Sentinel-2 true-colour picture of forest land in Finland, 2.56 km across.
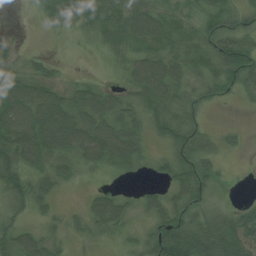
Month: July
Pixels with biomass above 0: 76%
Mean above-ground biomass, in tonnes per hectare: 45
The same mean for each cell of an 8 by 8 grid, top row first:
1 33 47 82 72 43 44 35
13 2 3 44 62 53 53 77
50 47 19 7 99 61 44 52
96 100 83 69 41 50 10 3
91 86 82 105 34 51 26 13
54 47 18 14 10 53 42 0
25 22 16 66 30 53 30 21
57 36 13 10 38 112 99 60
